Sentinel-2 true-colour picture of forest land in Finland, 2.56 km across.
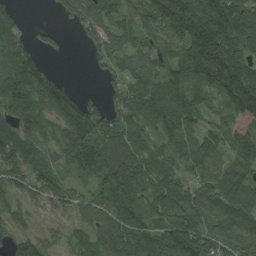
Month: August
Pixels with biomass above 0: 86%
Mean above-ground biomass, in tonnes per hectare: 102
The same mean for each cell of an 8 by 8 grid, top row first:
36 6 115 144 118 167 194 137
87 27 15 133 111 104 222 170
147 101 2 37 116 105 138 201
154 95 147 50 80 137 57 89
166 76 159 119 67 108 113 144
91 79 60 116 99 79 70 105
57 48 56 100 71 105 111 132
75 57 44 93 89 142 108 148
